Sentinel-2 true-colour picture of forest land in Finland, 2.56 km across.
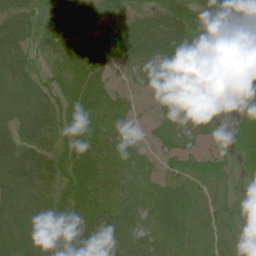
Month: June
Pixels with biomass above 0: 90%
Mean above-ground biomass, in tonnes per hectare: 49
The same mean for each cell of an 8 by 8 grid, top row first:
59 57 67 36 45 67 24 34
62 47 65 58 73 76 54 51
49 50 75 26 38 55 56 58
49 65 72 52 7 38 38 29
54 46 70 52 18 33 19 37
55 56 88 49 30 45 47 16
40 48 65 58 40 59 42 18
43 43 84 80 49 39 37 37
